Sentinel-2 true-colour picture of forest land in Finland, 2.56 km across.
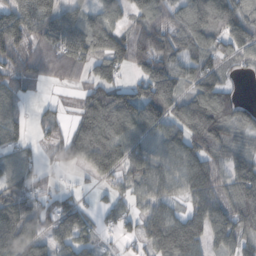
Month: October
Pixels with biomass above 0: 82%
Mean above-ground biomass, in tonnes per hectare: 96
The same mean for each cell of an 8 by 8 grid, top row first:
158 201 85 67 96 85 142 118
124 103 143 139 127 102 94 94
79 43 47 96 125 134 95 18
46 35 92 175 144 100 183 70
47 42 158 140 82 114 127 79
64 27 16 73 106 113 118 118
120 77 64 47 63 61 114 123
135 66 73 15 69 166 75 84
